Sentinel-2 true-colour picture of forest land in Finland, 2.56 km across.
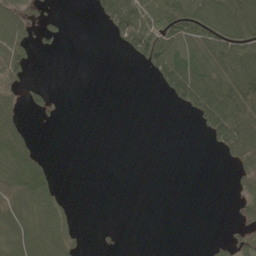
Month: May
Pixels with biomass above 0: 39%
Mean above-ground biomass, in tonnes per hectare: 41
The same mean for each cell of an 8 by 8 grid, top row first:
52 18 0 100 97 105 131 134
52 11 0 6 126 92 103 112
43 5 0 0 4 118 117 137
45 22 0 0 0 13 146 145
83 0 0 0 0 0 22 114
82 52 0 0 0 0 0 43
58 48 2 0 0 0 0 24
58 57 14 4 0 0 4 23
